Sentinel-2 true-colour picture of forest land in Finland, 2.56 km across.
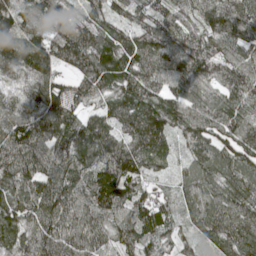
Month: May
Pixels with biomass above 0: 98%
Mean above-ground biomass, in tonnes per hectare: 102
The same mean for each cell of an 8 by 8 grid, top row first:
107 104 78 80 89 83 104 117
129 135 149 107 111 110 90 89
70 117 106 99 113 92 86 102
96 150 88 101 119 86 94 85
144 110 123 109 123 53 93 102
113 110 105 141 98 47 102 106
107 129 93 135 119 68 106 106
84 107 99 73 89 55 67 111
